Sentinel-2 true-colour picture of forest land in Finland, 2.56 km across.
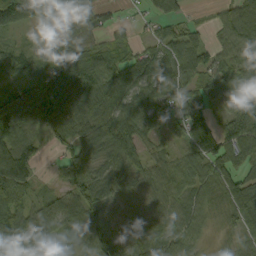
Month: September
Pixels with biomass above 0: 87%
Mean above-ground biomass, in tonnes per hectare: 75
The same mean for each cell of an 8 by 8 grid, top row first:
160 130 117 24 22 42 11 70
31 82 110 60 36 67 46 68
60 114 133 82 79 68 64 68
141 128 77 97 79 53 59 127
99 29 80 107 54 32 107 114
132 12 67 87 71 66 77 79
107 34 99 74 53 64 59 96
126 45 73 84 74 67 14 36
